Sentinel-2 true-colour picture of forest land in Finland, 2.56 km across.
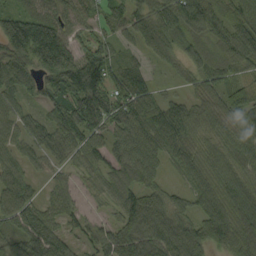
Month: September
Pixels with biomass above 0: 93%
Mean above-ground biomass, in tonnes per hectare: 74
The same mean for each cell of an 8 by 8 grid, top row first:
86 68 41 51 69 87 87 76
129 181 67 57 51 49 51 70
76 91 135 82 52 26 63 50
48 59 134 101 92 73 68 76
47 62 82 76 105 80 50 66
57 31 38 62 68 25 80 66
105 55 35 36 111 57 83 79
68 121 40 84 119 120 95 101
